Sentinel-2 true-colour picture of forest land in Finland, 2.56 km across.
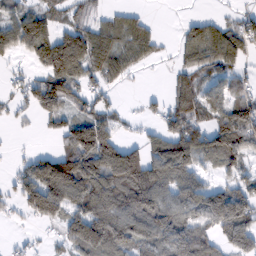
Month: February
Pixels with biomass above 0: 68%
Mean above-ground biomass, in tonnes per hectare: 76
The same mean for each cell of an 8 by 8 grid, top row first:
59 59 29 27 13 2 20 31
67 122 119 86 60 29 99 76
19 85 69 52 4 49 45 33
19 72 44 42 15 94 82 83
2 2 161 113 53 137 89 93
43 151 148 162 167 113 30 55
29 152 89 130 164 107 159 141
8 13 124 114 97 119 68 119
